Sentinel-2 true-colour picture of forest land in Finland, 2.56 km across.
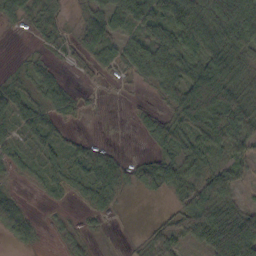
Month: October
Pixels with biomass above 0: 69%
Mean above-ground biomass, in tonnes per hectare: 35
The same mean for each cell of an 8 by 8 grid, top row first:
30 14 13 54 67 83 68 73
1 8 19 37 57 65 69 66
17 33 1 8 20 48 111 44
56 33 11 0 12 35 84 63
22 30 19 7 5 38 50 44
8 19 26 41 35 37 44 33
48 5 7 12 0 19 76 28
23 2 13 1 15 37 59 104
